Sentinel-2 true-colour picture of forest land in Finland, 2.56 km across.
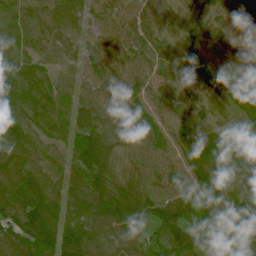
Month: June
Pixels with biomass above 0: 97%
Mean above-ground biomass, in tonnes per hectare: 77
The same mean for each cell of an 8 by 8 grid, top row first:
69 59 69 63 71 30 60 30
74 53 48 70 78 48 59 43
96 59 50 74 67 64 59 41
112 85 79 70 78 68 50 51
106 73 90 82 77 81 98 68
95 63 101 95 71 93 81 64
100 98 104 129 92 107 80 82
95 110 152 82 83 92 88 78
